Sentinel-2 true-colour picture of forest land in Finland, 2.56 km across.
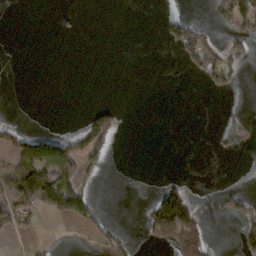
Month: February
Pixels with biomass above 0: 17%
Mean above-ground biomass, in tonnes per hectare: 23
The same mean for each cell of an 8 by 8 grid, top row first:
0 0 1 0 0 16 13 95
0 0 0 0 0 43 59 32
0 0 0 0 0 0 45 19
0 0 5 35 0 0 0 3
58 106 67 33 0 0 2 4
80 96 46 0 0 5 0 0
62 39 74 1 20 135 3 28
6 5 5 40 16 123 43 36
